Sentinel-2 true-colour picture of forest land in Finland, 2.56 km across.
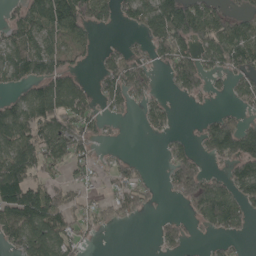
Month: May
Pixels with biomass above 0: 59%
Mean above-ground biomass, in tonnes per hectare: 71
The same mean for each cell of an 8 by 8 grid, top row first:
56 125 106 60 98 177 108 49
99 82 64 20 41 119 81 120
69 111 44 99 66 73 45 59
89 131 94 34 37 15 18 47
108 104 78 12 0 34 77 142
134 50 36 40 23 99 58 86
165 142 51 60 41 7 130 83
82 137 54 1 0 49 22 22
